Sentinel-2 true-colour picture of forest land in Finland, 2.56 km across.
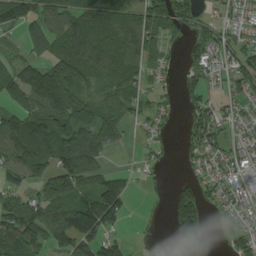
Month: August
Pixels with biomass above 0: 69%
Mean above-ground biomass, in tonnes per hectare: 73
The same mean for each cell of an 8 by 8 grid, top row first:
105 88 91 92 92 91 26 52
25 82 104 90 83 19 80 67
107 155 70 69 57 17 60 84
73 122 99 77 48 20 87 51
102 128 128 60 30 19 83 69
57 89 140 58 24 7 50 69
88 90 121 127 4 73 34 71
113 82 129 65 9 79 32 52
